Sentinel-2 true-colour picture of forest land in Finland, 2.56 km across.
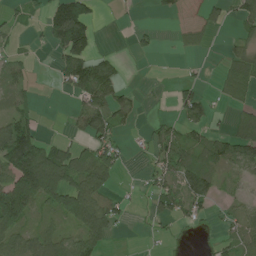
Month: July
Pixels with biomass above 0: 50%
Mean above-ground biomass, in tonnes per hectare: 56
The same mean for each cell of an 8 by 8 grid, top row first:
20 71 154 2 0 15 31 61
18 30 119 5 18 10 11 42
45 3 119 78 2 14 7 98
41 1 71 99 10 34 52 43
150 57 40 67 18 88 84 116
143 197 113 58 18 90 88 40
191 43 136 64 14 70 29 31
69 74 88 30 4 8 9 59
